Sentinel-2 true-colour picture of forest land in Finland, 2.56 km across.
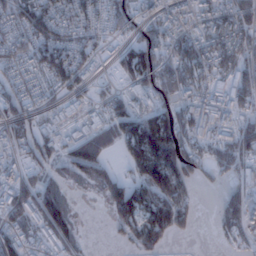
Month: January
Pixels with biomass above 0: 68%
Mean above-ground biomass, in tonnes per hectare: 60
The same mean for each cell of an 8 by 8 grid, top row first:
75 70 66 72 43 39 48 79
69 79 65 20 95 69 70 82
51 49 37 17 68 82 73 64
76 36 32 55 53 60 81 59
53 60 77 48 121 106 59 86
46 44 54 53 83 111 22 45
76 140 5 63 100 109 0 86
48 63 33 11 77 23 1 33
